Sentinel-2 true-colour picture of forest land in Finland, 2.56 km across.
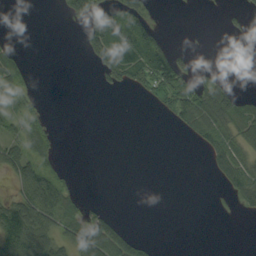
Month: September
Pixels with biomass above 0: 34%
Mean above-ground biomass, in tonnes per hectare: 32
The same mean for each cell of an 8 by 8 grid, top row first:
0 0 42 78 57 1 0 12
14 0 13 92 100 22 0 13
42 0 0 36 81 106 33 3
34 8 0 0 2 82 96 67
43 34 0 0 0 0 55 48
57 56 4 0 0 0 12 71
85 88 35 7 0 0 1 24
109 81 77 88 22 0 0 0
